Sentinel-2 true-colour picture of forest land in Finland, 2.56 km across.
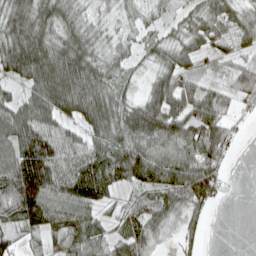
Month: April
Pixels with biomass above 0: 84%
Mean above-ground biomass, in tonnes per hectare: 69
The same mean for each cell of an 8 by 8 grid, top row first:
93 78 47 30 32 31 60 56
105 94 89 37 32 48 40 41
49 108 107 52 20 77 24 62
79 89 83 81 107 96 81 23
108 125 70 83 80 76 101 13
157 162 133 90 92 90 99 1
121 102 94 35 73 69 43 0
40 48 76 51 84 32 9 0
